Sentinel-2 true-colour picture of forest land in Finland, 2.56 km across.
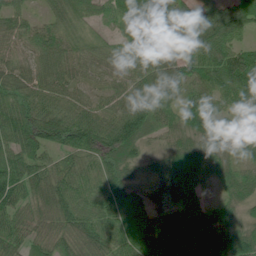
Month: July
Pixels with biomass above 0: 94%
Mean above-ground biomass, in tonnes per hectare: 66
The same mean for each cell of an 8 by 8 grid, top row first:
40 32 46 40 119 65 59 65
46 65 36 29 78 89 77 49
55 68 47 43 66 102 71 122
83 72 65 68 111 55 86 61
80 74 98 113 55 51 89 84
86 66 53 65 31 61 47 55
56 72 62 56 24 41 36 46
52 61 85 67 49 81 108 95
